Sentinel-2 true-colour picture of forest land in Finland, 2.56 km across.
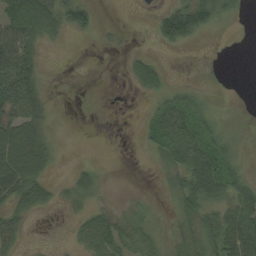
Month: September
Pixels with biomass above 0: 53%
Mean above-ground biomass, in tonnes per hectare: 28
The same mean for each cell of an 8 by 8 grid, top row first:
60 73 49 0 4 76 57 11
83 13 1 9 5 21 5 0
100 7 0 0 34 6 7 0
70 25 0 0 6 51 20 0
84 36 0 0 10 56 42 10
82 28 22 1 0 31 64 24
34 17 17 18 12 25 37 51
25 4 22 49 34 25 44 68
